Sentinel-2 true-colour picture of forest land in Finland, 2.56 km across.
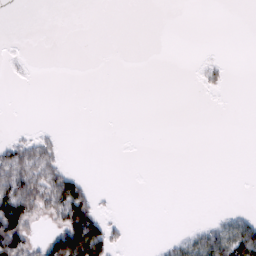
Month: February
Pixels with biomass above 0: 17%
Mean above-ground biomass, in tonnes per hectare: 13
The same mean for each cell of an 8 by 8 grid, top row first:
0 0 0 0 0 0 0 0
1 0 0 0 0 0 0 0
1 0 0 0 0 0 8 0
0 0 0 0 0 0 0 0
31 23 0 0 0 0 0 0
84 66 16 0 0 0 0 0
99 51 82 2 0 0 0 3
91 34 120 36 0 10 40 66
